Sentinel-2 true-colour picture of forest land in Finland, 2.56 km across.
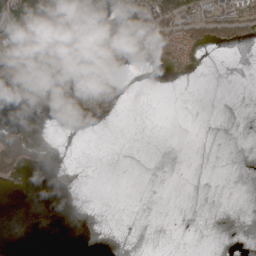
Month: April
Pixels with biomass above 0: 24%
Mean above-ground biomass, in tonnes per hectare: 31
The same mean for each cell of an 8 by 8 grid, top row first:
175 128 103 157 113 103 57 72
135 95 114 98 76 60 31 16
35 52 118 23 0 9 0 0
0 23 33 17 0 0 0 0
105 24 0 0 0 0 0 0
32 2 0 0 0 0 0 0
0 0 0 0 0 0 0 0
0 0 0 0 0 0 0 0
